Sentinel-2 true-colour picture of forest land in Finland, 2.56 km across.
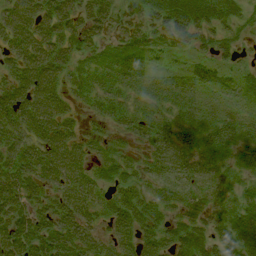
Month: August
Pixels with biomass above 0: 85%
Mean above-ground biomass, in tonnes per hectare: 41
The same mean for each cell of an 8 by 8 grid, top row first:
52 58 49 40 39 63 49 31
45 54 36 21 40 26 28 23
45 56 31 38 39 36 33 25
58 61 21 33 29 36 35 25
47 54 34 18 24 46 36 37
64 46 45 35 26 33 28 21
62 43 56 48 55 29 30 42
68 64 49 39 47 49 45 66
